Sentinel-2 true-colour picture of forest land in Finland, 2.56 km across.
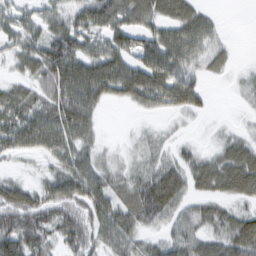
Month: February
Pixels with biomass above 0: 78%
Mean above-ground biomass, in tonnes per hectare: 50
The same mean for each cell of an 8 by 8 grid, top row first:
38 39 58 70 62 60 27 0
41 71 60 63 59 70 46 3
27 65 96 88 77 63 19 13
64 67 88 3 21 31 14 8
54 61 59 6 25 24 13 49
18 33 78 39 47 56 70 88
78 62 66 70 80 47 48 32
80 51 71 55 31 49 56 86
